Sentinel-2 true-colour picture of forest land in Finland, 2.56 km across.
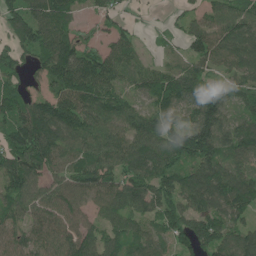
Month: June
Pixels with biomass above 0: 89%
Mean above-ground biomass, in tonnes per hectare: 101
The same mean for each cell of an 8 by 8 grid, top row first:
95 120 42 69 18 30 78 108
84 117 103 77 29 27 121 127
63 106 161 101 87 103 76 81
101 122 142 116 83 102 180 70
123 148 101 117 105 148 189 126
140 84 106 97 117 110 139 110
83 100 74 93 93 111 114 101
88 99 118 78 90 84 143 106
